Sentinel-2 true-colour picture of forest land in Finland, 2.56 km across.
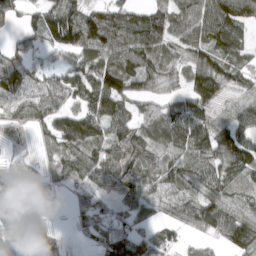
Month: March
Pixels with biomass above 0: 86%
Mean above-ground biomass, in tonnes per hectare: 76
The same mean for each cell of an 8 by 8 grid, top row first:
43 108 111 88 80 68 107 77
53 71 106 107 98 61 86 62
95 58 94 129 81 43 144 47
70 93 86 98 47 71 77 80
33 48 105 94 79 79 93 107
60 44 66 84 82 75 81 63
89 11 59 59 79 66 107 57
54 79 28 122 58 37 34 100
